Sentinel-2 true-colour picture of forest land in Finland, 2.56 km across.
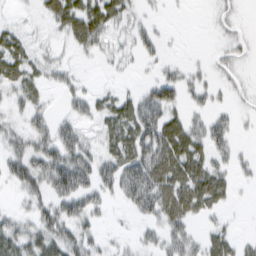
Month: February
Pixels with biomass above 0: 60%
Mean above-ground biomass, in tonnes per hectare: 31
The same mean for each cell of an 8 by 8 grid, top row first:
8 28 60 45 15 1 3 7
46 16 28 21 23 2 4 17
47 25 15 5 10 33 17 9
20 21 29 44 57 27 25 10
26 42 53 43 66 66 42 9
40 56 61 45 69 66 58 12
13 38 44 11 42 59 34 2
50 49 45 11 18 37 31 17
